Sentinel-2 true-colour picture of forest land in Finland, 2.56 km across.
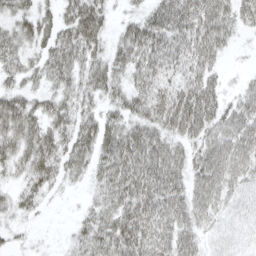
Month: April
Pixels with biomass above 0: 86%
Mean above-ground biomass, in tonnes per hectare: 50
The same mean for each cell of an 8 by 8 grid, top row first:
45 31 79 25 46 74 69 43
55 52 67 41 76 53 61 7
36 42 49 52 52 44 45 11
75 50 51 36 53 76 62 54
59 66 62 65 72 46 61 67
25 52 32 63 68 58 76 49
34 10 13 55 66 69 57 39
11 3 32 67 67 62 33 33
